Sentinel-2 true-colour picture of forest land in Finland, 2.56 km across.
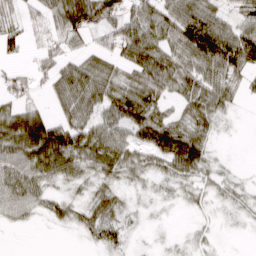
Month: March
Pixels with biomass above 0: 76%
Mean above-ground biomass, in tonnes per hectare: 45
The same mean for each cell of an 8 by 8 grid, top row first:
30 44 96 60 60 77 68 43
29 35 30 40 75 55 92 93
35 36 75 54 68 56 62 31
57 31 62 67 86 34 60 8
75 116 68 73 60 92 44 1
59 51 36 40 30 42 26 11
45 27 32 52 10 8 14 18
0 0 10 43 5 8 13 2
